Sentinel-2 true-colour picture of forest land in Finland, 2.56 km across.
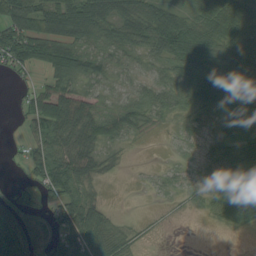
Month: August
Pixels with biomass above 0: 77%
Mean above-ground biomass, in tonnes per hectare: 48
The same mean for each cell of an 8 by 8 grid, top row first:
74 81 80 64 56 43 58 62
75 71 59 50 48 78 73 61
14 40 53 43 36 57 82 55
14 95 77 50 48 36 44 36
7 83 78 41 5 18 28 42
4 72 67 10 9 20 37 62
73 39 78 13 1 4 28 68
108 79 81 60 9 0 0 0
